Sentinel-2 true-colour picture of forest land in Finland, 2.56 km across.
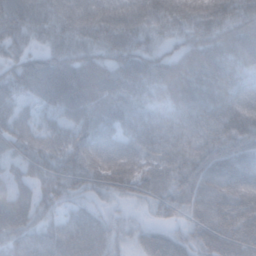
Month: November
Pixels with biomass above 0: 96%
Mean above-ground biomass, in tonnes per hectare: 70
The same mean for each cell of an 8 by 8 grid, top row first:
100 74 91 86 88 78 76 69
57 50 59 60 55 38 76 86
67 112 112 83 72 86 83 75
55 42 73 70 49 57 70 92
59 77 96 78 75 66 75 88
41 55 74 92 78 78 81 94
67 42 33 18 23 59 84 94
52 61 75 47 50 49 67 93
